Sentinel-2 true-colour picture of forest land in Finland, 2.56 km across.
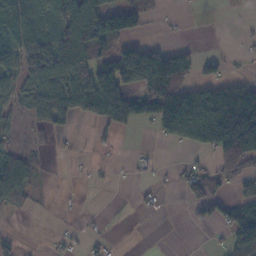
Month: November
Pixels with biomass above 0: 46%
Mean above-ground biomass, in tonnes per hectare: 59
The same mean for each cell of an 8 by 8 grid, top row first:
92 57 110 110 39 5 0 2
72 91 100 66 103 40 1 4
56 97 132 156 117 120 58 43
28 90 85 117 95 208 222 230
19 16 6 13 2 44 129 151
100 9 2 5 8 19 60 73
33 4 3 0 12 2 54 68
29 9 15 8 0 0 3 110
